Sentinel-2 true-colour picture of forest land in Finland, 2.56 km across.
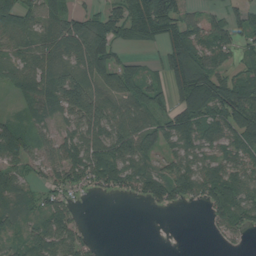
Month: August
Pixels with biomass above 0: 74%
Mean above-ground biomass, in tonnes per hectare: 65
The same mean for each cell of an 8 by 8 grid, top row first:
94 66 55 63 133 101 50 43
54 69 103 91 34 97 73 42
57 86 92 91 70 109 122 75
15 54 95 83 83 94 101 126
70 45 90 106 65 63 67 71
64 44 64 100 89 92 78 74
44 53 16 0 11 27 47 99
30 94 47 0 0 0 4 17
